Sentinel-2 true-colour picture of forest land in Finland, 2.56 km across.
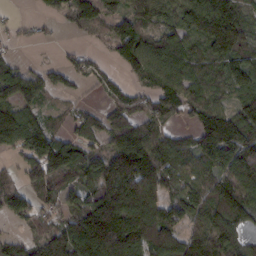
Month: February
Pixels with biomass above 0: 79%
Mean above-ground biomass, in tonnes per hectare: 92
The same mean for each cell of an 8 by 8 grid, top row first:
9 19 99 78 96 73 133 85
18 6 18 55 114 93 82 95
92 53 33 39 55 109 85 77
102 41 44 79 89 88 114 90
84 128 81 71 120 72 130 144
42 128 87 151 152 96 98 159
74 48 84 171 178 89 123 125
38 111 174 202 171 104 129 74
